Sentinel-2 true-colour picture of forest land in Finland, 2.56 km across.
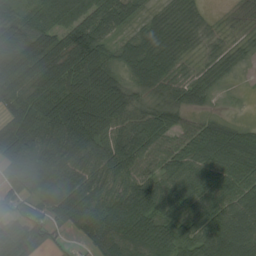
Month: August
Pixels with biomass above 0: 91%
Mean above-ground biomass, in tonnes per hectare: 70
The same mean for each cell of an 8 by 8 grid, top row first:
63 74 72 80 31 55 16 13
84 87 129 48 93 71 22 24
94 102 121 84 72 62 42 8
66 100 152 107 49 57 21 5
94 83 105 82 92 57 83 77
73 100 81 70 64 68 67 69
54 66 89 59 77 41 66 76
60 57 29 74 97 75 87 75
